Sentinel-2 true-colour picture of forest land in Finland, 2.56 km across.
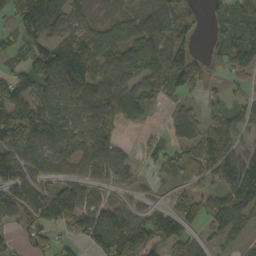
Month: October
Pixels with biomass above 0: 74%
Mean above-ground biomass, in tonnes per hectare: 64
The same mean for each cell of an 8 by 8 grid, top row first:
50 125 43 26 63 113 31 76
39 69 76 69 90 100 29 89
67 81 96 74 73 97 68 27
85 72 64 69 47 35 31 43
81 65 62 76 23 49 88 45
80 41 44 49 15 42 56 139
66 91 92 73 33 60 74 107
33 42 36 104 65 87 24 31
